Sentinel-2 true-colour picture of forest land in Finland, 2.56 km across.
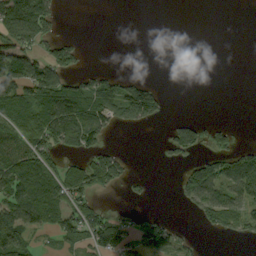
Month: September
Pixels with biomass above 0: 42%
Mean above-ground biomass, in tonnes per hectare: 54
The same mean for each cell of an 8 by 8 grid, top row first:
160 93 0 0 0 0 0 0
101 63 34 0 0 0 0 0
122 121 52 51 30 0 0 0
106 127 131 97 130 0 0 0
84 97 104 25 0 80 54 27
112 94 87 87 9 18 118 134
104 122 80 15 7 5 84 74
86 14 54 107 103 52 2 29
